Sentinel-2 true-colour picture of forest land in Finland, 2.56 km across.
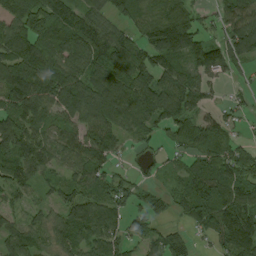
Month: August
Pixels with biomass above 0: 84%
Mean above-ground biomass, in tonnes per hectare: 94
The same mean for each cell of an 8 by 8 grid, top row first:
130 137 108 77 68 106 32 144
130 118 151 137 103 170 102 113
153 143 122 129 124 102 53 25
108 81 127 139 121 119 41 36
135 104 120 97 39 41 113 53
83 51 78 70 29 34 128 108
41 46 115 98 45 47 120 129
96 63 102 91 66 45 38 169
